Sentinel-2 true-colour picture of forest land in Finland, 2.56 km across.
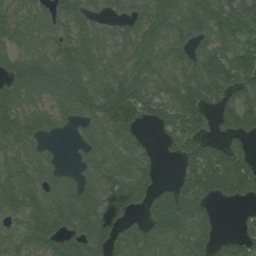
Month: July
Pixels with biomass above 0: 83%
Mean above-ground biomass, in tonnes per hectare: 116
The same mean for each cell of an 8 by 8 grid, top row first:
93 97 109 63 111 122 149 137
84 106 137 96 122 104 130 114
126 132 132 128 128 115 178 147
126 106 110 208 131 160 128 183
121 44 54 95 44 77 95 59
132 89 71 117 93 52 166 184
105 137 158 123 100 243 84 28
95 112 126 118 124 129 113 105
